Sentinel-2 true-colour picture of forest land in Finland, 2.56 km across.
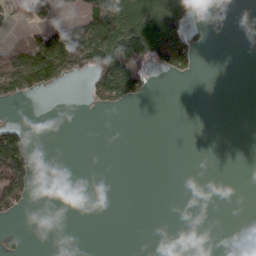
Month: March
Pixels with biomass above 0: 22%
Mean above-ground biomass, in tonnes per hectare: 28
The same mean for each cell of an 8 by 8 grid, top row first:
25 27 53 192 122 92 0 0
69 110 132 128 116 124 10 0
91 64 16 136 38 7 0 0
0 0 0 13 0 0 0 0
82 0 0 0 0 0 0 0
101 0 0 0 0 0 0 0
43 0 2 0 0 0 0 0
23 0 0 0 0 0 0 0
